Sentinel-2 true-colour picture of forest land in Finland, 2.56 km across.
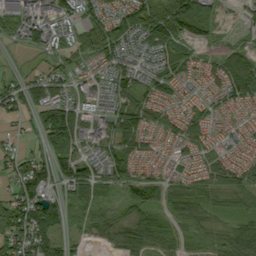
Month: September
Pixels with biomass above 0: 83%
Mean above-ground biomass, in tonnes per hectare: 54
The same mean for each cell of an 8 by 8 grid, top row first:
88 77 49 63 91 123 76 13
15 49 55 65 50 58 25 32
32 52 31 56 52 40 38 88
49 95 41 60 68 40 37 28
21 63 56 75 51 44 38 33
67 71 73 57 43 29 47 48
94 92 44 34 64 60 45 35
76 81 22 39 75 41 29 92
